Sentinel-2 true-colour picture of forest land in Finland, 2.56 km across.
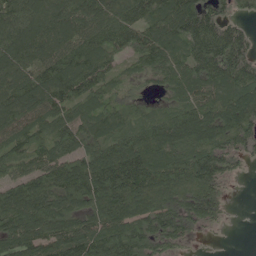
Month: May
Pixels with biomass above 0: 90%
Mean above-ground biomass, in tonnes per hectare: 116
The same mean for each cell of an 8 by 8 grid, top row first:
132 135 149 136 128 163 125 44
145 140 143 114 130 94 153 117
140 166 160 72 33 91 118 131
146 121 92 88 47 85 127 153
98 117 107 114 132 118 118 76
85 138 184 196 167 139 142 26
149 141 104 154 126 112 102 1
155 131 144 150 130 70 8 0
